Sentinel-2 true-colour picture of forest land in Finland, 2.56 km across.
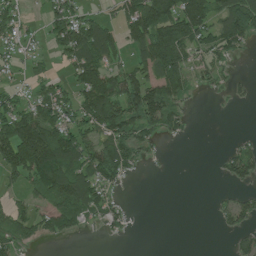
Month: July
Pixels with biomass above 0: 55%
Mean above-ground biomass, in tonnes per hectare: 66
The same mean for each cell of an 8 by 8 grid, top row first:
53 52 66 32 160 135 105 146
38 30 140 98 113 154 80 49
19 44 84 98 101 120 40 18
95 111 93 137 143 64 1 2
163 181 101 108 56 8 0 29
61 154 100 74 6 0 1 65
46 61 102 50 0 0 3 63
64 33 8 9 0 0 0 40
